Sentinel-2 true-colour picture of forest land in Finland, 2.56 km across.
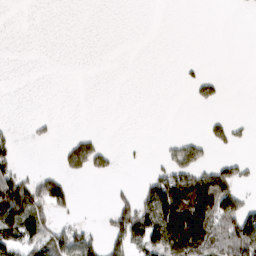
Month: March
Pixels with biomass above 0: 25%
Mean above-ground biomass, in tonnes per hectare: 33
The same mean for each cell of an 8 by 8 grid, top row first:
0 0 0 0 0 0 0 1
0 0 0 0 0 0 0 0
0 0 0 0 0 2 26 0
0 1 0 0 0 0 5 0
23 9 58 6 2 37 43 15
70 40 26 14 15 91 88 38
102 69 5 42 88 189 163 90
85 68 57 56 90 159 112 130
